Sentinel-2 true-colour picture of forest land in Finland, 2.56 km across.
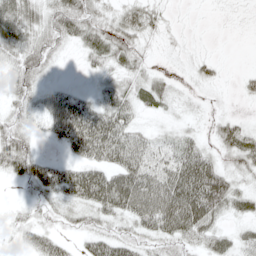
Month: May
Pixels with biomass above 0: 76%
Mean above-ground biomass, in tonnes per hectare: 34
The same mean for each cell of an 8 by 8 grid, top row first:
60 35 50 28 38 4 1 0
44 35 28 52 19 6 3 0
32 13 5 27 27 10 17 8
26 42 71 63 19 12 8 5
52 10 59 82 40 32 19 50
40 55 56 62 64 66 83 28
8 19 34 57 67 86 81 29
8 29 16 44 26 36 35 23
